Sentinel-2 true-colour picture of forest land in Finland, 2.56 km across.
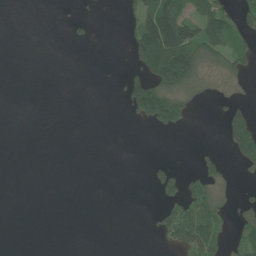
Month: June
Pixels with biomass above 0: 25%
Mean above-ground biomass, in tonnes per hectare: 29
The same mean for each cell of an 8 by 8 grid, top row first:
0 0 13 0 89 113 94 61
0 0 5 0 115 164 83 57
0 0 0 3 89 114 15 18
0 0 0 0 125 109 1 42
0 0 0 0 0 0 4 105
0 0 0 0 4 51 53 7
0 0 0 0 2 64 74 19
0 0 0 0 1 57 94 36
